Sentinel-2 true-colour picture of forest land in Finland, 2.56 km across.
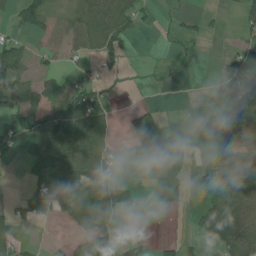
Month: July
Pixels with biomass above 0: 50%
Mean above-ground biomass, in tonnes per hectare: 42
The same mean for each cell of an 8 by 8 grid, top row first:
28 35 44 75 24 7 9 24
44 30 36 51 0 10 2 20
87 41 30 15 1 3 7 72
74 79 96 13 38 3 35 76
38 85 84 28 61 55 61 57
2 96 72 36 5 47 58 114
29 68 70 76 8 15 52 72
35 4 34 57 14 19 46 80
